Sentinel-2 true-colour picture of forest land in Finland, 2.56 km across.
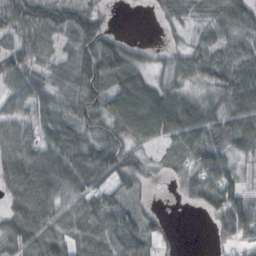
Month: October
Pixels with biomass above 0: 83%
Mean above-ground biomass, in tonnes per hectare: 60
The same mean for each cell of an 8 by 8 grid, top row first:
68 86 78 10 2 51 52 73
57 42 72 64 12 30 71 63
55 55 81 72 50 56 67 90
52 51 55 77 105 93 61 76
76 66 73 72 53 43 76 61
105 101 83 72 34 40 87 39
83 94 57 72 20 3 48 62
69 82 52 75 62 4 8 49
